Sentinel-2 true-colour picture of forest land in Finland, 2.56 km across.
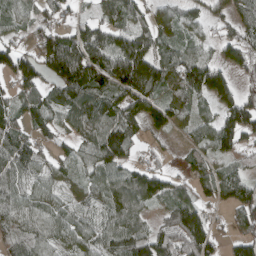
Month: April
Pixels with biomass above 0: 83%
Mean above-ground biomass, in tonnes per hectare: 86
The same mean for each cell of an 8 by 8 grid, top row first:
58 55 36 68 63 56 48 77
63 104 146 127 126 72 37 94
106 80 163 156 174 97 144 34
73 82 124 114 105 78 41 142
102 36 65 153 31 14 70 104
99 67 56 87 103 31 68 88
84 72 54 85 63 100 30 106
84 73 71 91 119 153 94 86
